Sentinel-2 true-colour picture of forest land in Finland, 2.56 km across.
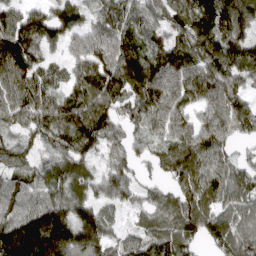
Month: April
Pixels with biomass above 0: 91%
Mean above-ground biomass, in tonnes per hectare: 110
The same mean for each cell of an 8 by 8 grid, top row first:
108 121 99 105 73 115 134 116
154 72 82 127 102 139 129 132
127 91 109 148 182 142 154 104
108 135 130 94 112 115 112 99
74 91 131 81 58 107 113 53
70 85 81 94 43 96 103 91
108 137 112 66 67 99 102 81
236 247 175 85 91 114 89 111
